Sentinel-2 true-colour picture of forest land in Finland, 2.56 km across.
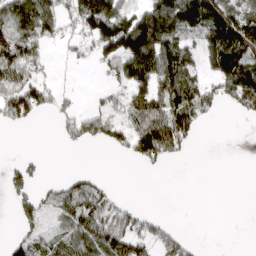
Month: April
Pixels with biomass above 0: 52%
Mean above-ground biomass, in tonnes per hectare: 73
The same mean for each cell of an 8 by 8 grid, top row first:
129 114 140 149 118 159 169 170
135 27 47 146 160 117 108 181
76 47 4 33 104 128 75 186
127 39 64 71 117 138 63 57
0 0 46 56 155 107 0 0
59 12 37 5 4 0 0 0
40 41 119 96 20 0 0 0
46 46 101 134 93 77 1 0
